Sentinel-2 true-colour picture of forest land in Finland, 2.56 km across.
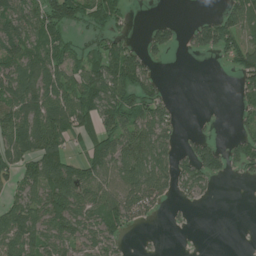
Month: July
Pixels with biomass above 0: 60%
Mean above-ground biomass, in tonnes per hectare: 51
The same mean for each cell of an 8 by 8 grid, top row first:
70 82 75 74 0 2 18 70
60 84 34 51 38 27 59 67
72 69 67 94 61 0 0 34
100 90 92 82 99 20 1 23
72 98 41 72 77 29 37 32
49 96 68 59 85 57 58 13
60 86 67 77 57 7 2 0
83 73 67 48 2 0 0 0
